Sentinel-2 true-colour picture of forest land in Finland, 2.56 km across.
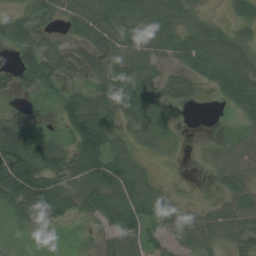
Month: August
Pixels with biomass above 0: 72%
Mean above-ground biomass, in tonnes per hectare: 45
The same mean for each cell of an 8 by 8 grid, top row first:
35 44 77 82 62 60 17 35
44 44 33 77 60 53 55 43
33 37 18 61 64 35 27 63
16 6 82 51 68 18 2 33
120 71 84 61 20 14 12 36
132 90 69 78 43 3 6 33
55 80 39 56 60 35 18 35
3 1 9 42 53 28 33 35
